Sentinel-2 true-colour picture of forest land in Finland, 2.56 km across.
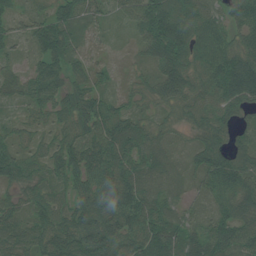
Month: July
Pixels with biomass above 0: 94%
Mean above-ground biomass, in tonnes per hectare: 71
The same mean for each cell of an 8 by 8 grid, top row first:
44 57 70 32 89 97 79 71
33 85 42 11 48 111 125 80
49 90 42 22 47 94 102 123
28 56 80 76 44 56 84 61
53 49 69 107 70 30 73 54
70 58 70 95 77 49 80 96
60 75 70 102 101 50 41 90
87 91 101 85 98 87 85 87
